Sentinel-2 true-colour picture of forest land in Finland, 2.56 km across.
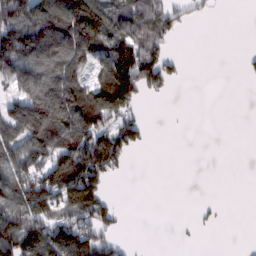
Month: February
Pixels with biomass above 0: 50%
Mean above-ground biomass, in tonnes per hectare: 72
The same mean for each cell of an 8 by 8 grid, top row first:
154 166 175 108 99 58 14 0
184 165 142 126 102 10 0 2
120 145 90 150 123 28 0 5
133 186 145 116 14 1 0 0
117 151 126 117 30 0 0 0
128 121 140 38 0 0 0 0
133 91 97 38 0 0 7 0
166 144 144 43 0 3 0 0
